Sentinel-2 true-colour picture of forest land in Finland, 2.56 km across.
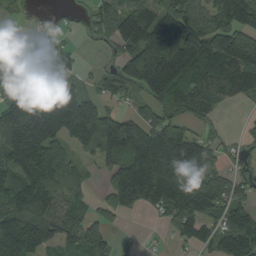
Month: August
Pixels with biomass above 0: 76%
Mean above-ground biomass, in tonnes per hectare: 118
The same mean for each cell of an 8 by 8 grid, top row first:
29 9 26 81 122 181 106 133
32 102 21 44 196 267 177 172
108 182 40 81 200 198 135 131
230 210 184 71 92 98 62 4
252 192 112 191 202 216 79 37
121 147 35 107 221 184 138 52
129 141 53 87 82 136 126 86
166 104 127 54 9 35 59 123
